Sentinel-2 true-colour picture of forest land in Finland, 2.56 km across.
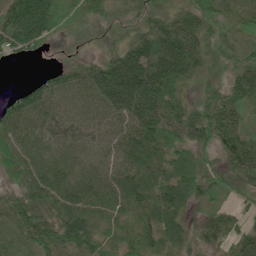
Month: June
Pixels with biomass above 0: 92%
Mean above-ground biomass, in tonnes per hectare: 54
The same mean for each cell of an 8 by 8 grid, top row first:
76 72 36 29 36 42 59 43
54 20 13 27 58 81 49 33
2 38 47 87 90 67 41 51
66 61 49 60 96 61 71 41
61 65 60 55 74 60 56 80
37 70 55 53 73 81 53 64
48 45 62 53 63 66 42 27
26 60 70 45 64 54 38 48
